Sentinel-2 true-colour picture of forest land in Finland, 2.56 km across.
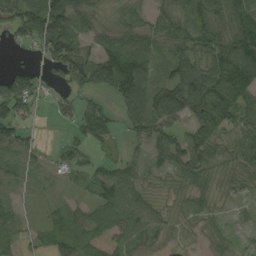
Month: September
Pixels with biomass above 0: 80%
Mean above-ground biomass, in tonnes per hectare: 50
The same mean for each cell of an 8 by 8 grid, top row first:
58 112 66 20 28 56 65 77
16 67 65 46 49 54 67 95
58 16 49 99 93 74 100 121
53 12 42 22 99 89 119 66
70 8 35 24 36 63 69 44
34 25 20 51 28 41 46 36
22 19 29 82 45 18 18 12
40 40 41 38 43 10 21 9
